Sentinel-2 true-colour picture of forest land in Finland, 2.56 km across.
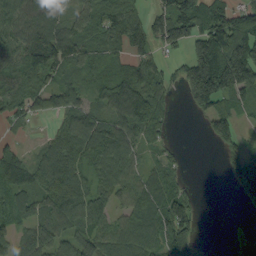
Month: September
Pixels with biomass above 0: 77%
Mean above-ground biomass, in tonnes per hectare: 87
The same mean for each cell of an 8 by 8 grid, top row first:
89 71 80 94 69 169 114 112
81 130 84 67 60 68 193 202
94 68 58 76 96 46 276 196
62 85 82 76 116 19 91 52
29 57 116 118 67 17 17 56
105 102 80 101 67 39 0 102
86 84 108 59 106 133 0 23
75 105 96 83 100 128 8 102
